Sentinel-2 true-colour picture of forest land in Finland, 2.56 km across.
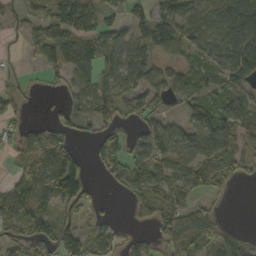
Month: October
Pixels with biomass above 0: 67%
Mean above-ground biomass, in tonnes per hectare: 63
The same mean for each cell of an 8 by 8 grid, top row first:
16 66 99 28 45 83 95 151
1 78 105 88 71 70 70 162
13 20 60 66 80 61 64 80
38 9 58 69 65 27 80 98
46 92 26 54 83 88 89 60
29 112 112 38 52 85 80 35
80 64 53 3 39 67 32 0
49 85 90 44 27 87 86 27
